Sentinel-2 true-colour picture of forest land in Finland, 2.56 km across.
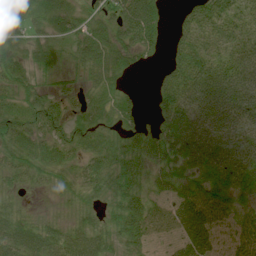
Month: July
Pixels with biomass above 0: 85%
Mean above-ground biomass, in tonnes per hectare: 47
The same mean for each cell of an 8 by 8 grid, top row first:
42 56 38 51 89 16 87 59
36 41 47 65 53 44 63 63
47 21 28 37 1 71 95 83
56 59 19 18 16 79 91 86
61 59 38 35 56 68 72 57
37 32 37 48 30 40 40 54
25 5 28 28 44 46 61 23
62 48 52 37 39 30 40 34
